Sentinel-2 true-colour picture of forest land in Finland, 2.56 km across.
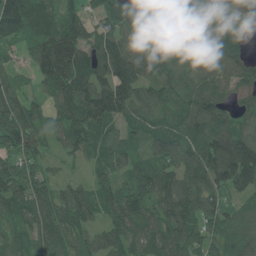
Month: June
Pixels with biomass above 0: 91%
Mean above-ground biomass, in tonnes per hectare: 86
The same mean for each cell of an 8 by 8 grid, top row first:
170 105 78 76 53 38 45 66
46 121 117 104 81 66 72 85
45 81 105 108 99 69 88 90
113 51 110 100 69 59 109 67
92 48 87 84 82 104 105 128
93 57 27 72 97 110 127 160
70 95 113 89 91 125 87 60
58 86 64 86 72 107 71 92
